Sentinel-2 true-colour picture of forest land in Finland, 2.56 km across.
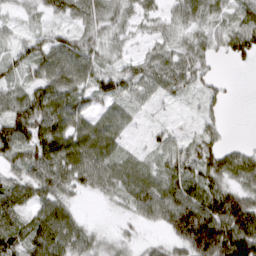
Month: March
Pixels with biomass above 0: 86%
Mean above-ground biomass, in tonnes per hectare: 56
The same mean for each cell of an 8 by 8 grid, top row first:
20 32 52 53 37 36 49 55
40 66 65 32 19 43 42 64
50 70 64 50 61 64 28 1
87 103 56 46 15 9 28 0
96 82 45 36 17 36 50 16
44 80 66 68 65 74 76 67
74 68 16 15 60 104 115 116
85 96 64 30 17 56 167 144
